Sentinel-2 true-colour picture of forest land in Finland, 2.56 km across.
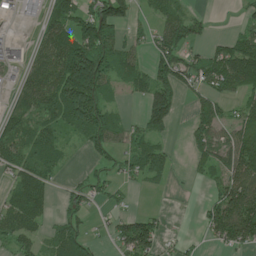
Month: June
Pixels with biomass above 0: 62%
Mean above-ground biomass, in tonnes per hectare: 69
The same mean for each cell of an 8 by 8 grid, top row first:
24 94 123 123 22 68 22 20
6 85 159 96 34 102 40 92
34 106 262 72 69 91 80 113
66 83 177 50 71 55 66 46
90 107 29 61 69 10 78 122
70 62 21 35 57 9 33 120
90 45 52 24 7 0 47 140
67 40 77 34 107 18 26 90
